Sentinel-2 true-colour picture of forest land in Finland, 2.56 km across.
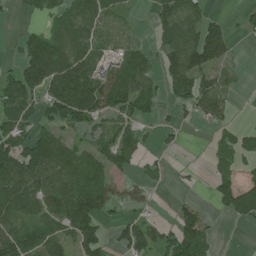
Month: July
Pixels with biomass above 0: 60%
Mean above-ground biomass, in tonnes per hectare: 56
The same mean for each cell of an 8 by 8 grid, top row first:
9 34 58 25 3 77 37 18
21 95 58 24 32 90 149 8
88 123 135 81 73 94 45 10
76 61 103 61 51 23 68 3
74 87 37 67 29 11 10 49
107 89 83 58 21 7 14 39
82 70 104 44 21 26 18 71
93 77 89 27 81 92 46 0
